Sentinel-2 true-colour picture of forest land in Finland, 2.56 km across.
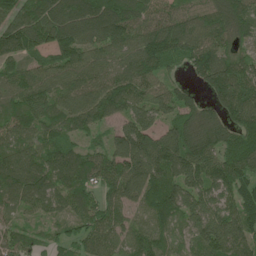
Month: June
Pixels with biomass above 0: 95%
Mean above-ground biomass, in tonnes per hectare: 105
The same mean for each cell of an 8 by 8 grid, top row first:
112 138 142 150 94 91 104 107
109 95 126 98 120 105 125 79
91 94 108 103 102 40 114 137
100 97 126 99 95 99 88 135
87 84 63 82 153 163 139 120
120 109 118 103 155 127 117 125
58 72 98 90 82 110 124 122
76 50 78 91 83 56 133 136
